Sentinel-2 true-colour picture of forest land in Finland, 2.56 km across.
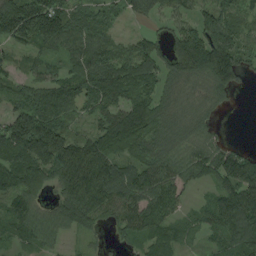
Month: August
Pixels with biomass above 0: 84%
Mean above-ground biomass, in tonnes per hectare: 86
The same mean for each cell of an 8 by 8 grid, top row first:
151 163 62 29 48 64 73 51
53 65 90 54 66 93 180 76
56 78 96 126 93 80 111 60
78 129 56 84 110 83 57 3
155 178 96 103 70 77 65 20
113 103 171 120 99 87 81 166
77 54 139 94 105 62 61 162
53 62 28 18 76 65 31 122
